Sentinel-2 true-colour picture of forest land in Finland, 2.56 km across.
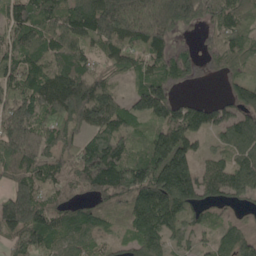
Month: May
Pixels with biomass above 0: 87%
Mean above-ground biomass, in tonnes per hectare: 117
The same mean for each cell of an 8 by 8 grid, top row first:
147 104 149 238 201 199 104 95
104 118 87 127 134 71 63 95
112 150 148 59 77 85 25 61
161 123 167 141 95 110 105 104
198 118 102 157 70 179 45 122
85 129 173 205 168 257 116 120
201 133 70 79 141 146 85 56
72 87 76 42 116 63 49 93
